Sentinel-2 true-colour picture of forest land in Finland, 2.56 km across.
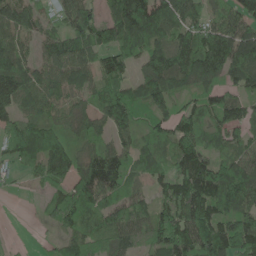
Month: May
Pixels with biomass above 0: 85%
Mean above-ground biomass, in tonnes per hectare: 94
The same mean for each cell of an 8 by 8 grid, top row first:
119 52 107 92 170 109 66 99
112 65 94 106 107 137 133 135
147 82 85 106 91 101 91 83
104 62 71 128 48 77 89 79
124 145 49 68 51 107 90 63
24 92 108 126 53 112 168 129
0 47 94 78 65 143 150 102
2 14 67 74 58 176 157 161
